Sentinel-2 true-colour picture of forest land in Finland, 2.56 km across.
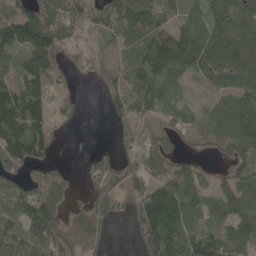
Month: May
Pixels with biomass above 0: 80%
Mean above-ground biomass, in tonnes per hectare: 78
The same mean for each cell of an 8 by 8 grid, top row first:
58 99 94 59 80 39 73 87
81 100 40 27 87 132 113 120
76 94 19 57 86 52 71 100
145 87 26 58 75 32 26 89
142 88 4 26 85 30 18 74
69 82 28 78 99 110 29 73
71 122 35 69 133 158 82 87
125 143 91 20 103 136 139 89
